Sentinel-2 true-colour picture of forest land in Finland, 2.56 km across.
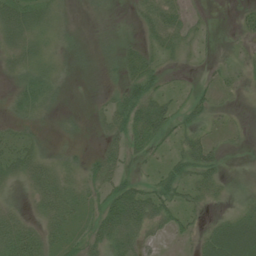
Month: July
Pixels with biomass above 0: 67%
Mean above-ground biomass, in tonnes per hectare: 25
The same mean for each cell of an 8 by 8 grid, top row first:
45 32 5 3 24 31 6 12
36 27 20 10 23 31 7 11
22 35 6 8 53 9 13 14
19 16 7 41 63 36 27 7
28 8 5 25 48 23 34 6
25 31 22 45 14 45 36 4
14 26 22 55 72 36 12 16
36 30 27 42 27 12 38 69
